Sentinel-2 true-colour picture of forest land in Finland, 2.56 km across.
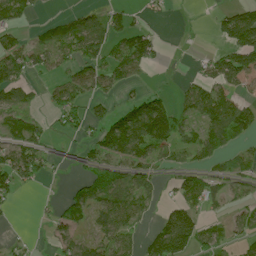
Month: July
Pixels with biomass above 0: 52%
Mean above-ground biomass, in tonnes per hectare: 51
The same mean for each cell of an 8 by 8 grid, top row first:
57 13 53 54 17 3 6 66
57 64 82 66 69 0 9 83
87 23 72 64 18 6 61 59
63 35 66 55 143 65 86 73
60 41 36 112 102 69 60 27
83 21 30 54 51 35 40 33
9 9 74 84 33 61 26 32
9 21 44 63 41 151 51 35
